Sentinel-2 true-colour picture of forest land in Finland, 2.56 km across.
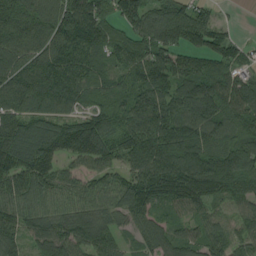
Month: August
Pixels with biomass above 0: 93%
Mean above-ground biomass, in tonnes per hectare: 113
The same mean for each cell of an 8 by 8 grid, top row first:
175 147 173 90 122 149 67 2
142 139 144 97 110 120 99 53
131 191 123 69 117 128 130 86
115 110 81 91 143 133 144 109
152 130 158 108 174 172 122 117
139 110 76 79 139 160 161 128
113 85 72 76 114 76 71 74
92 110 92 81 59 84 97 72
